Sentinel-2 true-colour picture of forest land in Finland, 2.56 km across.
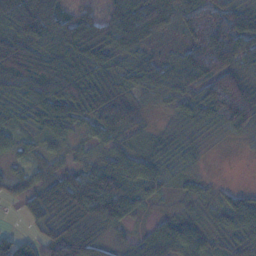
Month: November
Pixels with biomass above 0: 89%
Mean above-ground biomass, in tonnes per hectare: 54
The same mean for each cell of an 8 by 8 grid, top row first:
72 74 57 60 83 55 95 67
72 42 62 68 48 25 117 65
48 49 73 62 51 54 93 68
37 68 66 88 17 27 73 102
37 25 17 39 21 32 9 7
30 41 69 108 55 21 10 0
12 85 113 109 20 17 25 78
51 56 92 32 49 90 39 43
